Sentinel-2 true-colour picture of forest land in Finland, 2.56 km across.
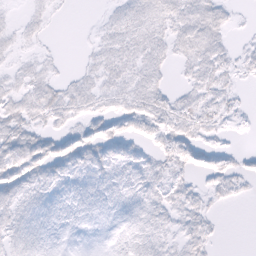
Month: February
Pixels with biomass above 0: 70%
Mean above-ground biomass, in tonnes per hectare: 8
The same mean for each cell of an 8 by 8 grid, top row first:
2 4 0 5 10 11 13 2
5 2 1 8 10 9 12 3
5 7 6 8 11 2 10 4
10 11 8 10 12 10 8 4
13 11 12 13 8 13 6 1
15 11 10 10 11 9 7 10
10 10 7 7 11 9 7 1
10 7 2 3 10 6 7 0
